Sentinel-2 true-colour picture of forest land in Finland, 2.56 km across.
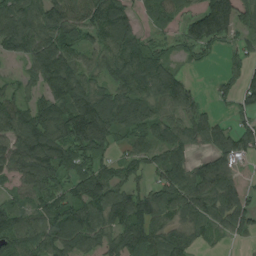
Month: August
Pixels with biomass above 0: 82%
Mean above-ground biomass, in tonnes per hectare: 87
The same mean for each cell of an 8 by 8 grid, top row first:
118 121 109 125 36 71 160 114
86 135 82 103 81 28 50 39
25 130 129 75 111 100 7 55
108 121 165 111 89 75 44 35
94 140 123 65 64 90 64 75
64 87 97 71 44 93 98 70
70 81 97 125 99 93 91 89
107 99 99 78 106 74 41 25
